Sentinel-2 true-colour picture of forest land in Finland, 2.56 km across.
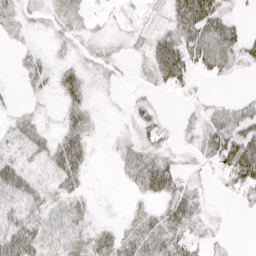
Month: April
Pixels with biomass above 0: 59%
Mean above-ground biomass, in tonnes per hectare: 24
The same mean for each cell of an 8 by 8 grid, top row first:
24 19 18 6 9 39 65 11
7 7 14 10 20 55 68 38
3 16 28 10 9 46 15 4
9 4 27 1 16 2 16 21
23 26 39 8 25 11 34 60
43 22 30 2 47 31 7 61
30 30 20 1 13 43 9 6
55 35 28 28 49 36 13 0
